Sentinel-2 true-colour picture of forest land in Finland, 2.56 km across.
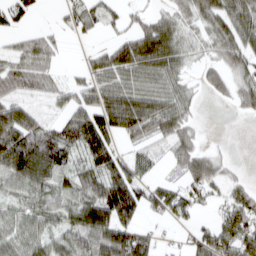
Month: March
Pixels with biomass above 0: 71%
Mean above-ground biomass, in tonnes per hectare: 55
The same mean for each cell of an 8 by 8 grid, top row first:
42 2 48 25 31 56 72 85
32 46 3 36 78 65 38 86
71 49 26 67 65 52 39 57
86 24 85 114 97 76 1 23
128 85 93 55 32 58 12 0
83 69 49 90 30 28 75 17
41 50 80 135 54 52 22 81
62 42 43 37 59 10 66 101
